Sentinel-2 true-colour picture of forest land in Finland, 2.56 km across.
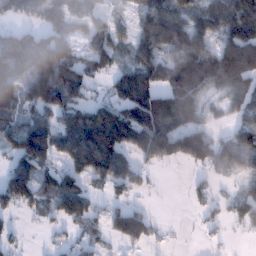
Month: January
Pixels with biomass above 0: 69%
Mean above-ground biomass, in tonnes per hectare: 92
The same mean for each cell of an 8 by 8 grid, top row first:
60 112 93 43 82 123 107 177
132 118 46 87 101 150 95 207
123 148 111 58 120 134 115 130
93 119 105 117 170 160 36 72
112 158 189 187 122 123 104 104
140 76 102 126 38 1 31 56
66 65 122 47 29 0 35 81
23 7 37 42 75 5 9 5
